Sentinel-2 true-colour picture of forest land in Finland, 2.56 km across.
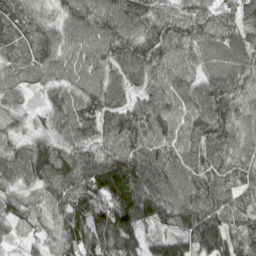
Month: April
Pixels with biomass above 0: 97%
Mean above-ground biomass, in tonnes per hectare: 89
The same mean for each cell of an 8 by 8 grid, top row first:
79 51 92 96 93 101 79 68
69 71 95 120 108 84 68 77
75 67 91 102 82 93 76 86
58 57 121 99 96 89 108 58
67 88 97 95 103 84 102 54
79 110 113 161 113 103 87 67
78 51 107 174 125 105 104 68
26 50 115 126 63 93 120 71
